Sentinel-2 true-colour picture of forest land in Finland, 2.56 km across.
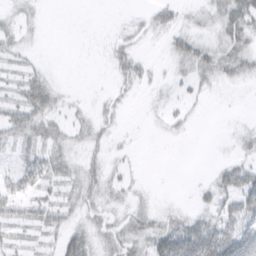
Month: March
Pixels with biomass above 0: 50%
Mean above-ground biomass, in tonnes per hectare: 15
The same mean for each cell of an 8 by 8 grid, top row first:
13 2 0 0 8 18 16 33
16 1 0 13 6 19 25 25
12 15 0 10 13 10 17 16
23 27 7 11 3 9 2 1
22 24 14 9 0 2 0 9
24 30 24 13 3 0 4 29
19 24 21 17 14 9 13 33
14 10 34 25 28 48 48 42
